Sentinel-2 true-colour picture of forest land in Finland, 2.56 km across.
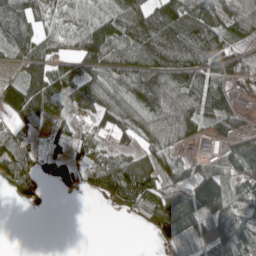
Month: May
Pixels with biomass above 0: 76%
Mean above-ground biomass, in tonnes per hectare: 81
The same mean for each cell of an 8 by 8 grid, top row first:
94 55 61 103 145 142 105 113
66 63 88 120 133 191 149 60
62 149 98 97 143 131 111 57
111 99 63 106 115 146 119 66
97 30 67 43 57 47 123 67
109 46 59 135 115 64 77 76
5 9 0 28 97 105 104 63
0 0 0 0 3 51 42 104
